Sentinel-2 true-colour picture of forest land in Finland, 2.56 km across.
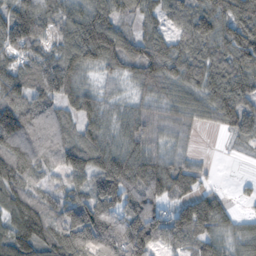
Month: November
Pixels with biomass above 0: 87%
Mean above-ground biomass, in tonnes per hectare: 93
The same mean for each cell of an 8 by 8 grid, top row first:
132 99 104 91 71 68 84 112
112 65 139 132 96 92 89 74
107 108 93 53 104 113 113 119
148 102 109 68 74 93 75 119
127 94 102 75 74 51 0 24
107 46 83 178 154 136 25 6
94 80 119 125 127 90 124 16
83 90 79 136 113 81 93 76
